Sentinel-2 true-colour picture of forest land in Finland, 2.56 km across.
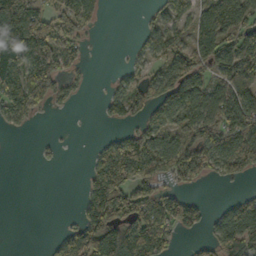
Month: October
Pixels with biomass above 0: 56%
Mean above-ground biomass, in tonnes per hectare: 69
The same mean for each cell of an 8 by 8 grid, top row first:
171 90 95 0 14 56 76 97
195 152 47 1 39 67 91 112
112 146 23 22 44 106 56 110
65 18 2 36 48 86 93 121
0 14 0 53 123 84 137 97
0 0 9 125 72 61 33 48
0 0 32 160 98 106 24 78
0 8 119 200 135 40 38 126
